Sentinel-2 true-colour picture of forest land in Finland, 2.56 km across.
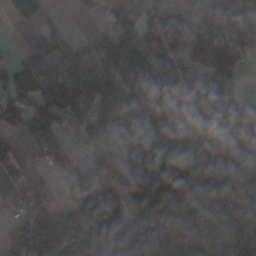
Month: November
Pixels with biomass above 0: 78%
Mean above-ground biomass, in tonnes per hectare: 114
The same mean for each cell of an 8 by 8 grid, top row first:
73 31 6 52 44 27 97 126
19 97 63 176 193 65 92 88
84 117 119 132 215 117 97 42
91 124 89 76 231 136 105 106
32 107 28 85 236 132 109 156
23 20 139 119 248 145 140 110
36 59 142 150 220 218 181 124
72 82 140 153 173 250 153 186
